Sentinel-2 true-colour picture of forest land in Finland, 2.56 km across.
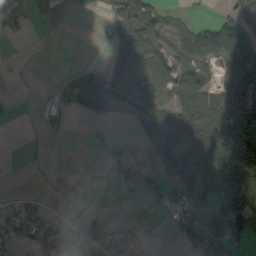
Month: September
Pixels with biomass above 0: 47%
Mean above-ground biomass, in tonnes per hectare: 49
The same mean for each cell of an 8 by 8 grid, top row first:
60 12 12 76 113 21 6 73
0 0 1 77 124 60 117 138
2 4 93 74 117 94 54 119
6 32 43 32 68 105 103 123
0 2 0 12 17 75 104 105
0 0 0 12 27 47 64 77
33 18 11 1 7 43 71 113
37 46 94 10 0 23 94 67
